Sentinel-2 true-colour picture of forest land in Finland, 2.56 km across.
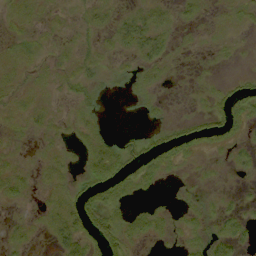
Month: September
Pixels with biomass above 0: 47%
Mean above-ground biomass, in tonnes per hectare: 7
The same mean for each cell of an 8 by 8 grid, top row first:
8 4 3 8 16 8 4 6
7 3 4 7 23 6 2 2
7 4 10 3 7 2 3 4
6 6 6 0 3 0 12 17
3 3 6 7 12 22 12 8
10 7 6 21 13 3 2 2
3 7 17 17 4 4 4 5
7 5 17 19 7 4 11 11
